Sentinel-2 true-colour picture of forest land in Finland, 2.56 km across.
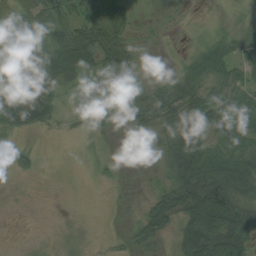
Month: August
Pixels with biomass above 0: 68%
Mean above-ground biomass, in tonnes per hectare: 40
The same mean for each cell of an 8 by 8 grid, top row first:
39 65 58 72 7 4 4 11
10 82 95 68 15 3 48 38
69 69 44 20 14 41 62 46
82 51 15 31 47 50 76 66
10 1 1 2 4 63 72 68
10 0 0 5 2 63 130 111
0 0 0 2 22 70 159 92
0 1 5 6 43 36 109 94
